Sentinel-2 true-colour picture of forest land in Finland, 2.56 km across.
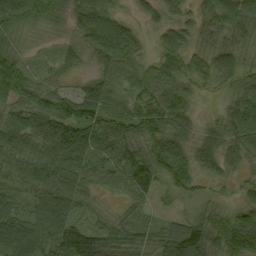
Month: September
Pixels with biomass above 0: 91%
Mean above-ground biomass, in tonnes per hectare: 60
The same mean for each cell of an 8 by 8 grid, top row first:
79 44 65 56 24 38 48 73
37 14 46 97 32 67 44 53
101 30 25 47 64 65 35 46
59 93 86 59 83 79 8 67
57 82 101 73 65 72 55 70
45 76 70 54 87 75 35 29
52 94 48 17 33 22 36 47
95 79 93 70 57 96 73 101
